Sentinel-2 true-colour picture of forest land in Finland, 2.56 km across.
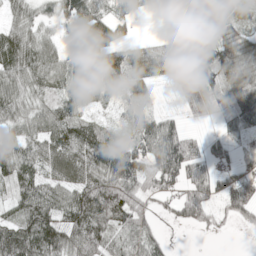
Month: May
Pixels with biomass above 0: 83%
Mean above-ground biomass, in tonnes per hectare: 70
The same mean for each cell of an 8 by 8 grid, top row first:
49 38 92 66 14 36 47 41
118 76 118 117 51 87 110 89
91 88 56 66 88 52 82 100
77 73 56 25 45 20 45 92
63 74 98 73 60 102 43 28
85 58 80 106 78 82 69 64
61 103 127 88 41 44 67 76
129 121 105 50 64 5 4 0
